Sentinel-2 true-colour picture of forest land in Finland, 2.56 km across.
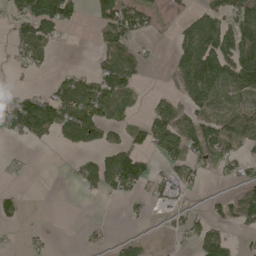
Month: May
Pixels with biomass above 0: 48%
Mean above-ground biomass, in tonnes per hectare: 56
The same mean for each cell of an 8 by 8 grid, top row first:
68 148 31 103 75 21 77 103
51 56 0 94 21 51 116 142
5 15 54 107 14 46 150 132
114 114 139 65 24 73 80 91
11 21 77 50 64 102 95 68
4 0 55 120 95 53 19 45
36 0 0 0 18 27 19 73
7 16 10 16 20 11 86 17
